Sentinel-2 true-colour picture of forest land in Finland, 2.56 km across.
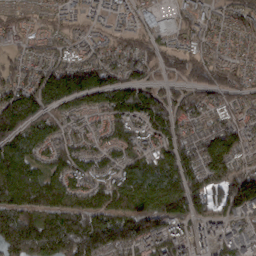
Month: March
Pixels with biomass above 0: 91%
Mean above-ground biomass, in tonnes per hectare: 105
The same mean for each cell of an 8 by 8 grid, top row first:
43 49 44 41 32 41 55 71
39 51 48 58 71 67 75 55
86 127 138 103 79 58 96 68
174 94 66 124 161 119 83 86
136 98 82 84 96 121 113 116
193 125 101 95 145 163 139 131
172 160 148 150 163 149 98 113
206 212 208 154 134 105 70 63
